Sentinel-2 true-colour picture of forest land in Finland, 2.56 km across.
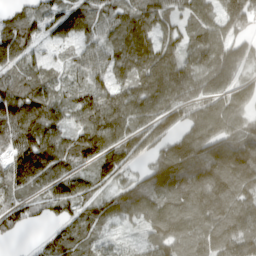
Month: March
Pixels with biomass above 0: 91%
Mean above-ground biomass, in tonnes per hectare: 107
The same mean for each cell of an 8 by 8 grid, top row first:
56 83 97 91 131 85 107 154
121 37 58 100 148 105 143 98
75 67 60 101 153 159 133 91
154 113 109 149 114 119 116 100
122 160 133 117 101 114 151 121
159 137 62 111 76 139 175 157
89 39 70 81 114 121 152 122
20 42 72 34 50 120 117 143
